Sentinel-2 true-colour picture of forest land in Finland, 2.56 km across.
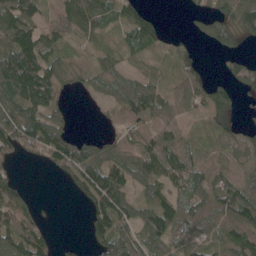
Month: May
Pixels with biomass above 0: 73%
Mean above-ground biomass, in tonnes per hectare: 67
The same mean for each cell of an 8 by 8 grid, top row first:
116 71 102 50 65 0 48 85
134 82 25 25 64 26 16 29
150 102 26 66 65 43 45 59
84 79 2 30 100 61 65 32
90 107 66 55 93 77 36 76
28 7 89 112 74 83 81 86
86 5 11 132 73 75 76 130
98 46 10 116 77 80 86 89
